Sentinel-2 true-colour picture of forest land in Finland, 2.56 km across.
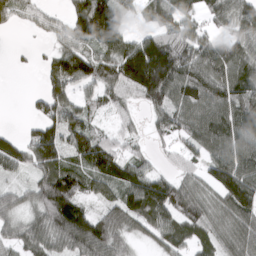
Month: March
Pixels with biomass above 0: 81%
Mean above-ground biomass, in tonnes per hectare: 91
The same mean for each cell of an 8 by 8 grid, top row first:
52 31 134 158 52 94 81 139
5 21 84 105 148 142 99 86
0 75 110 107 222 155 133 108
0 99 88 47 49 108 104 107
82 165 118 74 27 45 93 113
33 99 103 125 97 53 63 128
68 114 99 79 102 118 82 112
72 93 144 110 34 85 80 94
